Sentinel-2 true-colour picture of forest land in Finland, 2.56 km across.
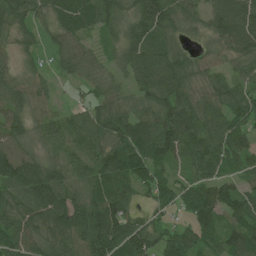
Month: June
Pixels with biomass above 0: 90%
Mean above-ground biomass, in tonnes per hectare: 69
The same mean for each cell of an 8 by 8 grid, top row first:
76 50 81 76 114 80 68 102
39 32 47 31 84 55 31 79
50 27 33 22 88 101 48 52
59 36 46 65 66 108 83 77
63 53 82 80 89 95 90 66
100 90 79 89 55 36 70 44
68 98 107 108 32 39 91 62
73 69 96 120 90 60 44 78
